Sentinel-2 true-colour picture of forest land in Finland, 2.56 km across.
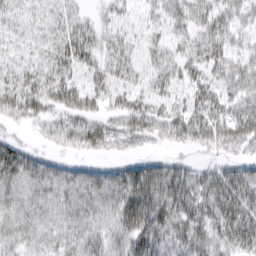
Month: March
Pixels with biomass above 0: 83%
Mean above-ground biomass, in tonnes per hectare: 36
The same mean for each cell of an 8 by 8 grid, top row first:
22 22 17 21 20 37 38 29
18 24 42 29 22 22 47 22
31 36 26 33 22 26 26 39
35 33 39 26 45 31 41 39
30 17 36 35 27 24 31 38
47 39 34 38 64 50 38 44
33 32 39 41 80 59 55 57
31 30 38 34 63 50 44 51
